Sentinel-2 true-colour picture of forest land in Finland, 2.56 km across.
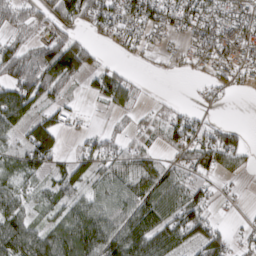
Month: March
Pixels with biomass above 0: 68%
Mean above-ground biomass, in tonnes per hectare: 53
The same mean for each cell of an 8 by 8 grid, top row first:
48 49 68 68 97 77 85 59
50 70 77 19 35 16 68 71
82 99 44 63 4 3 25 44
94 46 17 25 15 23 15 0
35 92 24 36 21 58 76 50
51 36 54 60 65 42 43 24
59 36 61 71 89 73 44 11
103 85 116 100 97 64 68 20
